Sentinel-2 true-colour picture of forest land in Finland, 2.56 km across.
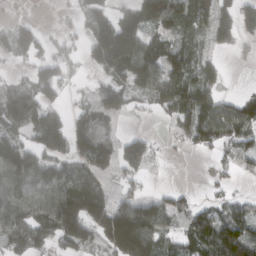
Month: March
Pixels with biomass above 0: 66%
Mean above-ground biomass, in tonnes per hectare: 73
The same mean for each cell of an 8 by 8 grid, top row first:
13 1 45 67 96 99 93 88
74 42 35 178 113 69 32 15
25 96 17 68 114 98 62 1
128 74 52 79 19 93 114 89
112 57 91 44 6 16 64 72
117 94 89 28 16 0 10 18
111 114 143 105 85 64 49 52
91 69 117 160 174 61 120 146
